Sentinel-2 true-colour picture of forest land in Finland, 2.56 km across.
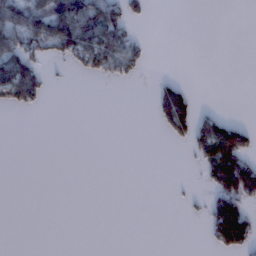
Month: January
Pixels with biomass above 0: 23%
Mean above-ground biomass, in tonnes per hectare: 26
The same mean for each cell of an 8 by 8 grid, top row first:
94 101 119 76 18 0 0 0
88 58 90 77 18 0 0 0
115 18 5 19 4 20 0 0
13 2 0 0 0 112 15 0
0 0 0 0 0 11 108 82
0 0 0 0 0 0 53 152
0 0 0 0 0 1 36 71
0 0 0 0 0 0 18 77
